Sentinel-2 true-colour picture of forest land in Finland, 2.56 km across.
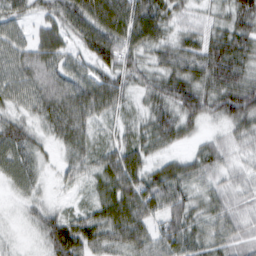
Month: February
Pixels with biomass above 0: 94%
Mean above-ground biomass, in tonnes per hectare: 54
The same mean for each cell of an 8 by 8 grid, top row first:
41 42 77 95 91 40 28 73
46 68 38 73 55 52 69 71
53 57 58 58 41 74 69 68
35 62 73 44 40 69 53 76
62 26 54 47 54 34 33 31
46 15 34 77 66 67 42 28
10 30 27 77 82 68 45 37
10 50 73 61 64 86 52 50
